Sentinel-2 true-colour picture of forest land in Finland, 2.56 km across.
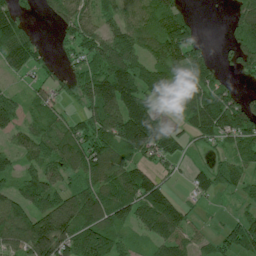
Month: July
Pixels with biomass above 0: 76%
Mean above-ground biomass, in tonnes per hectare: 92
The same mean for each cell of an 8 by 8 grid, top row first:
86 29 100 61 79 100 1 66
119 22 111 179 84 157 27 89
27 53 99 195 118 76 88 30
87 71 65 154 161 58 156 138
51 94 102 124 159 76 45 80
76 86 80 103 107 22 79 64
121 130 145 155 118 96 12 28
121 200 141 100 47 86 30 95
